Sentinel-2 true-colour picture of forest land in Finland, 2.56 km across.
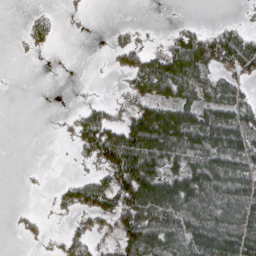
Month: April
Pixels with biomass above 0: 52%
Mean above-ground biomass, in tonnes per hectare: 60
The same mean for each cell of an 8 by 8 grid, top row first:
0 14 3 0 0 1 0 4
1 13 0 20 31 78 114 125
0 0 1 3 101 128 79 58
0 0 25 36 98 110 100 96
0 0 51 131 158 130 123 111
0 1 16 94 163 101 127 106
3 5 66 87 154 144 92 107
3 12 47 33 139 112 130 130
